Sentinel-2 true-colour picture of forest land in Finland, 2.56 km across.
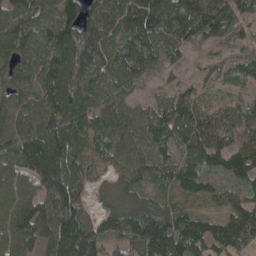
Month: April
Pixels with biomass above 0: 92%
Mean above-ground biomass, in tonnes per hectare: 92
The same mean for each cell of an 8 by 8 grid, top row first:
89 77 115 104 127 120 127 73
110 104 167 99 108 72 32 41
86 116 128 78 43 24 38 49
95 118 135 86 48 88 54 56
125 163 113 86 72 91 113 75
100 133 93 50 67 98 88 89
128 112 90 54 90 60 34 81
113 93 154 60 135 132 109 85
